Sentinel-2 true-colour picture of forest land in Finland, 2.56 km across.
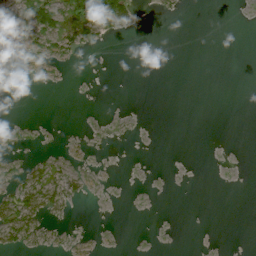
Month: July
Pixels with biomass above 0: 16%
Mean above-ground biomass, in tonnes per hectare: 6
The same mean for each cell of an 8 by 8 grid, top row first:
18 42 46 38 0 1 0 0
12 15 12 1 0 0 0 0
1 5 0 0 0 0 0 0
0 0 0 0 0 0 0 0
4 1 4 1 0 0 0 0
9 22 10 0 0 0 0 0
56 41 1 0 0 0 0 0
26 6 3 1 0 0 0 0
